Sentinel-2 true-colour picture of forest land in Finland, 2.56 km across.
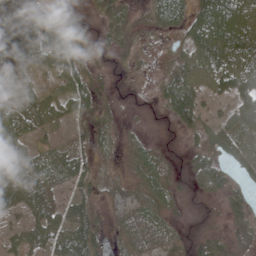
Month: May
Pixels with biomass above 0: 83%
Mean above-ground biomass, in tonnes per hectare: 43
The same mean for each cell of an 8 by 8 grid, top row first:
80 71 29 26 11 50 77 83
78 76 53 30 11 20 75 76
58 23 53 23 8 57 58 77
68 53 43 14 21 78 33 57
57 33 20 17 16 28 42 62
69 46 41 10 27 23 74 39
40 47 40 12 29 21 31 38
30 59 56 12 43 25 51 27
